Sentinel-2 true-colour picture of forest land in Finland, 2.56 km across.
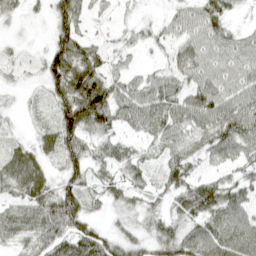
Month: April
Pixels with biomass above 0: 84%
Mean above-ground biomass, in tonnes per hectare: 48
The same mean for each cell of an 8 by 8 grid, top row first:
19 30 52 15 6 32 71 9
10 42 68 26 19 43 56 51
9 57 88 48 31 45 58 56
10 18 117 71 65 60 76 76
25 35 72 39 26 53 61 69
66 36 57 30 30 52 33 42
48 65 67 21 25 38 79 58
35 61 94 52 38 74 81 79
